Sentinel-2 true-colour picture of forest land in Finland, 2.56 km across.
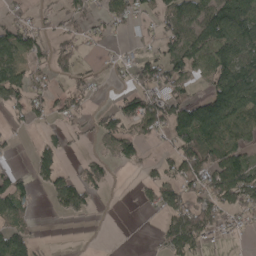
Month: April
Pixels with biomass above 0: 55%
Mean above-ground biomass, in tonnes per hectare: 61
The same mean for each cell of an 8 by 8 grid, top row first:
30 32 49 79 45 80 109 142
105 58 43 16 27 82 111 106
98 48 38 22 68 78 71 140
33 45 42 57 122 103 152 121
11 43 19 57 55 71 90 76
48 57 45 22 27 70 101 102
59 11 60 2 20 91 81 75
86 3 1 0 1 92 35 11
